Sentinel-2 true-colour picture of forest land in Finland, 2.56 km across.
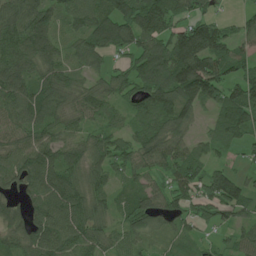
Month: June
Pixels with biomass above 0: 86%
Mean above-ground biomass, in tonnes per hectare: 78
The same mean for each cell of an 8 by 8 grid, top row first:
111 80 90 119 159 107 50 25
104 81 70 80 98 131 126 51
109 78 45 61 100 147 138 66
81 87 59 45 68 99 36 120
65 82 57 72 84 79 32 52
81 97 70 63 65 79 84 47
52 103 96 50 88 57 68 79
70 108 89 56 51 43 18 55
